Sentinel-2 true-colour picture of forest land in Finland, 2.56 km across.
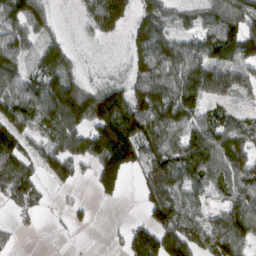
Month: March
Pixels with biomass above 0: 75%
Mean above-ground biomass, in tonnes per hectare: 85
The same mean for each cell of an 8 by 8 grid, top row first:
110 57 22 115 67 45 69 108
72 57 9 4 96 81 99 129
81 103 49 39 116 102 154 105
100 109 122 212 129 111 62 36
88 63 79 247 132 98 122 87
98 61 38 145 87 127 94 115
61 18 24 6 50 126 47 108
14 1 5 19 144 130 117 117
